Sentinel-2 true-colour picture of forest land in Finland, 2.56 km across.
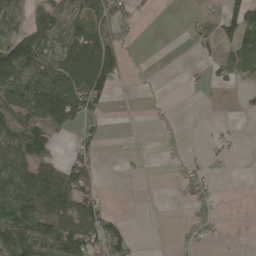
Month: May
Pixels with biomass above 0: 45%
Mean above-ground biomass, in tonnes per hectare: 48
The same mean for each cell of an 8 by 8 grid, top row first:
58 67 73 77 3 0 31 80
123 72 122 83 0 0 25 91
113 100 111 67 0 0 19 28
107 120 82 6 0 0 0 7
86 42 41 1 1 1 15 4
94 102 84 0 6 7 25 0
133 113 96 15 1 2 17 0
153 106 128 90 2 5 15 0
